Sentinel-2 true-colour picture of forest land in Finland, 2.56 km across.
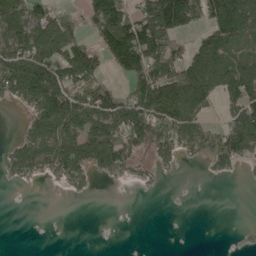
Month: May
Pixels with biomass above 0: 55%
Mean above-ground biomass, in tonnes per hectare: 71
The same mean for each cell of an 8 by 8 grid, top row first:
98 106 52 139 117 184 89 156
117 114 97 133 162 70 90 88
158 177 100 32 129 113 101 94
12 166 128 110 119 119 44 102
38 111 132 141 73 102 87 118
35 51 62 34 14 5 12 9
1 0 0 0 0 0 0 0
0 0 0 0 0 0 0 2
